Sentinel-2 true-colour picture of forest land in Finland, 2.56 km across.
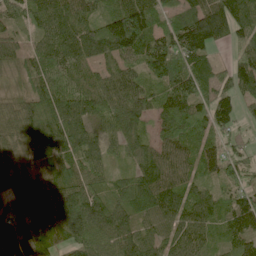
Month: June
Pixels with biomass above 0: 94%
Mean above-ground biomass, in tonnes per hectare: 99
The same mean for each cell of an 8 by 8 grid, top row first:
71 100 80 132 173 83 153 124
47 91 113 139 135 137 100 54
37 108 60 73 75 132 86 89
113 143 114 112 81 143 117 65
105 112 100 52 72 90 58 40
107 78 97 53 110 79 41 55
128 123 129 96 98 95 77 98
308 120 97 105 95 80 69 87
